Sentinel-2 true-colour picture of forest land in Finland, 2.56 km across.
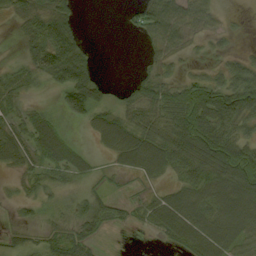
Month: September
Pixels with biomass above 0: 65%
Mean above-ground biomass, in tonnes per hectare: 41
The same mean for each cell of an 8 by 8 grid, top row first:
27 59 12 0 50 55 33 2
5 83 50 0 8 28 8 7
26 34 82 5 33 23 33 57
20 19 61 40 45 70 90 73
50 77 17 73 89 86 92 66
13 28 32 10 43 33 73 107
10 10 26 24 26 78 67 103
14 22 34 1 1 44 89 56
